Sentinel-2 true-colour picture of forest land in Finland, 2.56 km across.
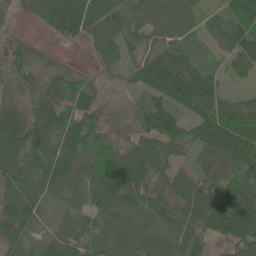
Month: June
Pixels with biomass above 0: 91%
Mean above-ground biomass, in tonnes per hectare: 65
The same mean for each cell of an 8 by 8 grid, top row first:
25 93 116 94 74 81 27 92
33 12 7 54 50 52 22 74
51 47 35 16 69 119 72 24
48 71 57 29 62 73 97 100
70 67 67 59 70 79 100 132
79 64 63 105 77 54 41 110
111 27 44 75 84 74 74 113
54 36 51 40 62 69 54 84
